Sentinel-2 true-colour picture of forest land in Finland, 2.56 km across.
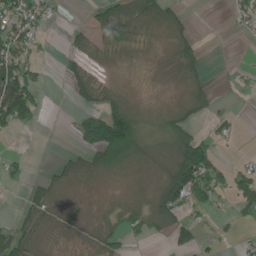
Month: June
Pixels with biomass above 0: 49%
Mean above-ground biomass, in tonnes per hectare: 37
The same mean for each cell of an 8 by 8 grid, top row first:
85 31 0 67 48 36 0 34
78 4 27 42 15 37 9 0
123 13 52 6 0 12 25 7
129 10 32 80 14 35 33 5
1 0 35 173 38 76 59 4
16 23 37 21 6 127 115 57
13 43 3 13 24 101 38 39
77 15 15 37 18 45 15 21
